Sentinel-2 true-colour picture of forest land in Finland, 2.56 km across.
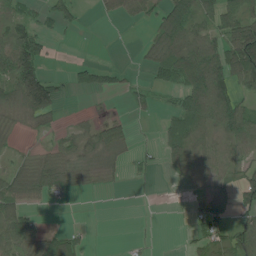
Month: June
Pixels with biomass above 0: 54%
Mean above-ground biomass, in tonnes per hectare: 46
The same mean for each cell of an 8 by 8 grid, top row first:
40 34 20 21 36 118 62 78
105 24 1 1 31 142 95 131
131 89 30 25 10 64 162 78
49 84 6 3 14 43 110 78
16 17 49 51 11 55 38 44
67 88 46 28 14 9 29 33
67 10 2 0 0 0 47 45
93 56 27 0 4 0 38 63
